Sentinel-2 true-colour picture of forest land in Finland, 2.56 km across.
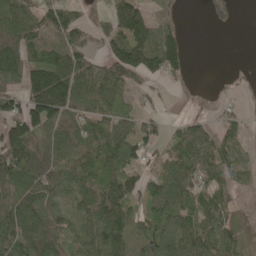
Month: May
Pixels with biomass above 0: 77%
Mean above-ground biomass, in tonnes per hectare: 83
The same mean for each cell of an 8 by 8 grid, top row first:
112 89 51 83 104 33 36 14
131 96 100 103 161 85 0 0
83 186 127 124 65 26 1 16
87 174 91 80 43 7 17 29
149 98 108 100 86 64 97 73
122 104 86 83 56 94 81 71
115 87 69 132 49 96 90 54
117 115 75 117 96 100 103 58
